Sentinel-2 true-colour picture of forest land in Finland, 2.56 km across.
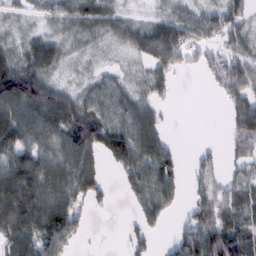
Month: February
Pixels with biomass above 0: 73%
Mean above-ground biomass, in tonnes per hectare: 55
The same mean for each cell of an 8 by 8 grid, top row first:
14 28 61 43 14 53 54 41
28 57 9 9 51 93 52 60
119 61 12 34 27 21 21 85
85 127 97 65 58 2 0 71
92 58 96 99 87 15 8 65
110 87 91 11 85 53 55 32
101 92 42 13 58 21 74 52
69 79 18 0 28 40 124 87
